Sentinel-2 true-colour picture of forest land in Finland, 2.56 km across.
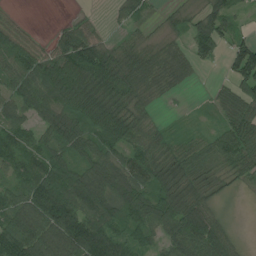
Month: July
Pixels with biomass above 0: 84%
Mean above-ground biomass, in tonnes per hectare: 70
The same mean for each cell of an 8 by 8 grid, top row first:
21 0 14 16 34 24 79 33
93 40 105 44 44 42 77 75
65 97 104 95 83 62 5 90
52 74 78 87 44 4 13 76
76 59 64 79 68 34 45 106
52 106 84 103 84 88 47 45
86 178 147 103 114 102 57 4
124 112 163 112 61 71 110 21
